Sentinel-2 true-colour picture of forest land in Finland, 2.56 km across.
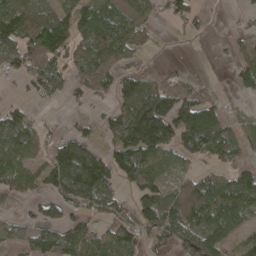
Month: April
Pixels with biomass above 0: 64%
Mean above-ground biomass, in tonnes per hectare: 71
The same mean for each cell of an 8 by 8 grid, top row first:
122 93 80 106 61 59 16 10
85 108 74 92 25 2 1 22
27 86 52 63 64 26 10 32
61 4 12 60 200 144 103 13
91 46 93 54 157 83 86 40
80 92 193 91 120 41 60 72
15 63 52 64 101 119 104 103
44 77 111 89 48 70 101 53
